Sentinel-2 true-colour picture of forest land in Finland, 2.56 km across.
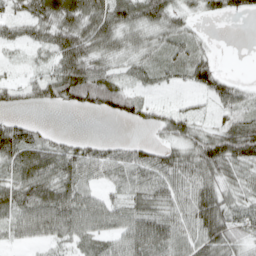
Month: April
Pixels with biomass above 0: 78%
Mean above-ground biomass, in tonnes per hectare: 53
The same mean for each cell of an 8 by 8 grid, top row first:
38 81 87 83 73 49 27 22
24 49 89 58 43 42 18 0
18 58 100 54 35 25 61 17
19 6 25 46 41 35 16 54
95 48 34 30 33 52 78 91
62 76 62 45 62 74 72 63
70 80 70 48 76 61 107 58
29 44 47 48 88 64 88 48
